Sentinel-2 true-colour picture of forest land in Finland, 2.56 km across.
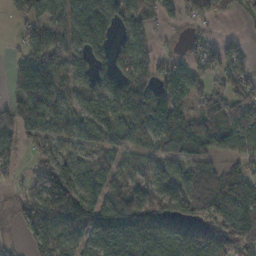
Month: November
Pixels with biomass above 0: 77%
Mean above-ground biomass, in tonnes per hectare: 90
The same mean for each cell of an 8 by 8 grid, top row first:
55 84 105 91 62 37 40 20
18 105 84 81 79 11 45 35
94 139 74 99 100 90 51 70
131 80 63 107 125 86 94 120
90 93 48 67 69 92 98 94
27 156 95 51 50 74 107 95
39 138 151 155 159 105 102 123
15 118 91 176 169 148 163 133
